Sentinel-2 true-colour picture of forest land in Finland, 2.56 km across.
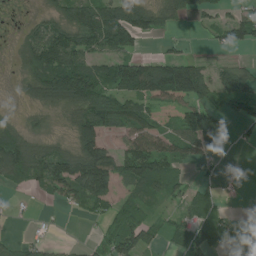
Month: July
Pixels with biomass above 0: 64%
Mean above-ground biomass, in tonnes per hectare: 64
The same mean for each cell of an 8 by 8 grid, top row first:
13 36 82 100 116 49 34 36
31 132 89 82 13 13 11 39
17 131 129 96 149 209 86 120
11 41 86 115 83 120 92 54
92 51 104 37 84 63 99 12
62 97 142 108 105 53 16 4
6 6 40 43 46 23 54 11
18 15 3 63 59 38 72 47
